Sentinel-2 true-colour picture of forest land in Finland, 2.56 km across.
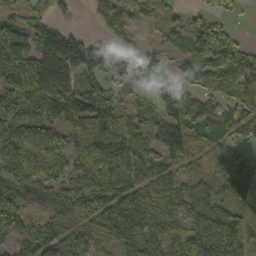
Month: October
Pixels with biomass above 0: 83%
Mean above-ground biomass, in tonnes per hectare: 99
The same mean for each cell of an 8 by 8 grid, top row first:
49 63 5 135 31 37 39 15
154 198 153 91 32 26 130 71
160 221 97 76 33 42 47 103
162 126 172 115 39 93 86 95
133 128 156 153 79 101 61 54
121 115 110 154 89 58 52 137
102 74 150 150 134 82 136 73
86 94 83 131 123 92 120 128
